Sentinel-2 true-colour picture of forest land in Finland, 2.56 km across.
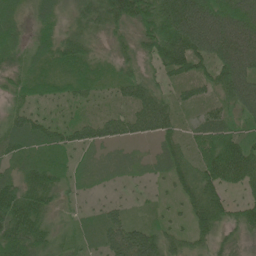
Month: June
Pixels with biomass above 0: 91%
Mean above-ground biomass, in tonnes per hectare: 53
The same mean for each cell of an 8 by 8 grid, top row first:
39 45 41 72 80 129 119 109
42 52 58 27 44 112 97 127
32 47 54 38 44 38 45 104
37 21 20 26 67 39 37 51
57 63 47 38 18 45 64 63
47 67 22 23 16 50 71 77
99 49 15 30 15 21 73 40
88 45 30 64 85 31 37 29
